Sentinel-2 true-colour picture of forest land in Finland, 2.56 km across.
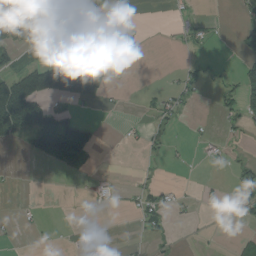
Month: August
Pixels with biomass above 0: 22%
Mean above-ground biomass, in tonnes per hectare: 27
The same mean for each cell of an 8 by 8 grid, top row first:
37 3 15 1 0 5 4 16
45 11 0 0 1 5 8 42
115 159 190 29 0 15 18 45
196 71 19 3 14 26 1 55
28 122 160 1 13 5 11 6
3 0 9 5 6 1 3 46
3 1 0 13 38 15 6 26
4 1 8 0 8 7 3 20
